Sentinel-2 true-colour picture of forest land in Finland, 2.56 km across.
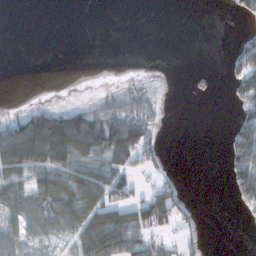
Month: November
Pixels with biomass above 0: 40%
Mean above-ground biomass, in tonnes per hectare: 38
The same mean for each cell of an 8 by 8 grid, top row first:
0 0 0 0 0 0 0 19
0 0 0 0 0 0 0 55
0 0 0 2 10 0 12 67
15 61 58 75 73 5 0 48
117 146 110 92 72 0 0 113
57 66 62 66 26 15 0 77
53 70 80 71 88 97 0 24
58 28 61 142 90 36 7 0
